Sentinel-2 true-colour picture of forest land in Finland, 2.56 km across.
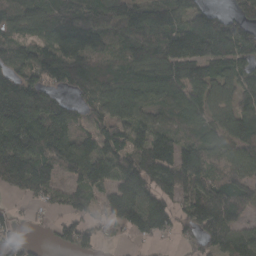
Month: March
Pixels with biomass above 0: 85%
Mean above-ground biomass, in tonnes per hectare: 108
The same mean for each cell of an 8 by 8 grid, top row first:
119 111 109 151 146 122 87 80
91 90 98 83 148 119 134 116
143 121 138 125 125 127 108 84
187 160 61 108 95 111 79 104
179 154 110 111 120 108 96 120
157 105 99 109 167 165 107 111
14 38 65 99 147 83 164 93
63 20 82 25 43 43 107 119
